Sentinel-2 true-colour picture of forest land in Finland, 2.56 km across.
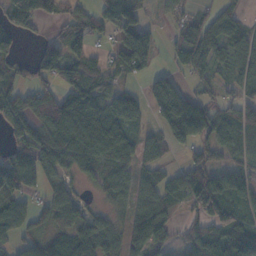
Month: November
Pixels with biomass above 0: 73%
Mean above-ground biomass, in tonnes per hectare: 73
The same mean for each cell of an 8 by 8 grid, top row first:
118 70 81 103 52 33 50 45
41 52 68 48 136 47 98 64
30 41 115 49 33 44 43 67
66 107 137 88 43 186 103 97
60 102 137 106 53 67 81 51
102 59 46 70 43 43 107 63
68 59 53 37 78 31 106 69
45 51 85 57 108 41 112 131
